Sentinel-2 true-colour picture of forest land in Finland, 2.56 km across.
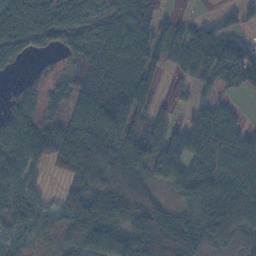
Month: November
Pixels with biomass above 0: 80%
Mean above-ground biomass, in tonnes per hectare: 62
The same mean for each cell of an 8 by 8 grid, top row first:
95 83 59 57 112 15 14 36
55 31 55 85 62 65 90 79
5 21 56 117 79 29 55 77
47 29 56 88 69 23 65 28
75 73 92 57 94 87 104 107
62 18 74 60 48 57 85 94
54 36 87 74 60 31 79 100
29 19 65 79 74 82 47 19
